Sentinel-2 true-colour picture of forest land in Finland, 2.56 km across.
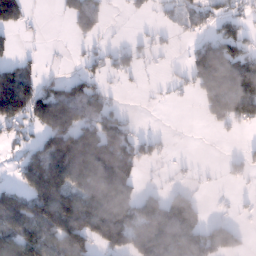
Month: January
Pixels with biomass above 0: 51%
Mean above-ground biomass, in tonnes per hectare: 74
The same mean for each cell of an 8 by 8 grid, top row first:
102 1 96 10 15 41 46 48
20 3 9 28 21 8 119 75
131 20 45 16 8 13 162 216
123 171 114 55 1 0 59 126
30 109 177 149 40 3 0 7
43 209 141 179 14 7 3 19
145 170 138 153 80 100 11 6
116 99 138 115 121 136 117 53
